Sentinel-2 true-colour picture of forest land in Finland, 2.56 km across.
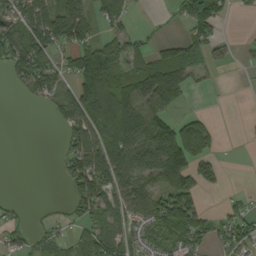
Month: September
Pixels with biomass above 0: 57%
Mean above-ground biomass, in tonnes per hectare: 73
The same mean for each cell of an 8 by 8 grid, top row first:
77 97 105 92 2 31 150 6
143 106 102 109 40 41 67 10
58 81 108 120 141 138 18 1
0 19 126 190 155 49 16 0
0 0 102 135 177 227 87 1
0 0 122 109 104 132 60 0
17 8 68 83 82 185 24 39
35 46 67 70 60 84 50 83
